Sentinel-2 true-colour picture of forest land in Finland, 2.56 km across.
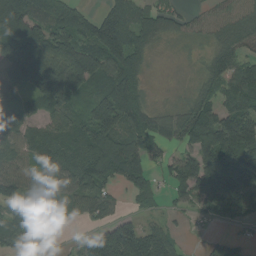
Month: August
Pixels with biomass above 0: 80%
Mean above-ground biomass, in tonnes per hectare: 92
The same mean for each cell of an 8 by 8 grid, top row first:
185 120 102 155 94 59 50 76
135 141 140 204 83 12 38 75
93 159 161 126 46 5 64 121
77 70 65 166 79 47 90 117
85 90 105 119 87 56 208 179
95 62 119 100 86 91 151 158
46 28 44 42 25 25 66 99
81 7 28 199 154 45 33 50
